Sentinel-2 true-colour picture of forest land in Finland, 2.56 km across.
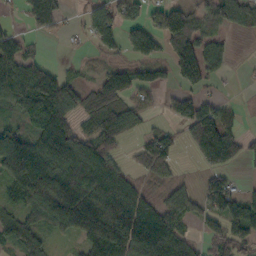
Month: October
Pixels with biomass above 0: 68%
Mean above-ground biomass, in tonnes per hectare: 69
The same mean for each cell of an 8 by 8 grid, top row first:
8 92 21 94 56 98 56 66
65 8 5 49 99 94 74 2
115 106 27 57 41 51 51 3
44 111 47 68 36 48 84 19
123 106 78 57 49 41 163 67
126 120 99 80 32 21 46 11
52 103 118 124 92 66 75 85
88 44 54 148 165 84 37 67
